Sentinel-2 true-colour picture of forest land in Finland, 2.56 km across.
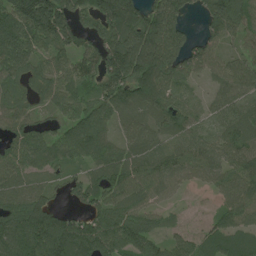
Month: July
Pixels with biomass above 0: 88%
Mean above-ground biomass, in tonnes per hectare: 99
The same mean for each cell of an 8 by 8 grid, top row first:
143 223 108 183 140 127 104 137
118 96 98 142 158 133 102 58
69 76 92 148 164 100 45 96
81 39 89 94 87 90 42 72
89 83 112 69 85 63 66 105
79 52 48 100 101 71 70 114
106 102 51 105 77 27 26 128
133 176 179 111 92 51 85 99
